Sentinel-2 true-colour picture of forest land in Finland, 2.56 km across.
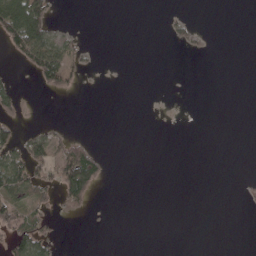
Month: May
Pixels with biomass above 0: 17%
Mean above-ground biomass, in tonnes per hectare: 15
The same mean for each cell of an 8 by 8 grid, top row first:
121 51 0 0 0 8 0 0
50 83 18 0 0 6 7 0
9 38 10 0 0 0 0 0
20 0 0 0 0 0 0 0
52 49 31 0 0 0 0 0
74 34 122 4 0 0 0 0
43 20 26 0 0 0 0 0
46 35 0 0 0 0 0 0
